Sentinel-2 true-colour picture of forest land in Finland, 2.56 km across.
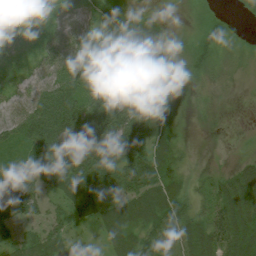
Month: July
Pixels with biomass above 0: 83%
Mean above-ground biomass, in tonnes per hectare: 43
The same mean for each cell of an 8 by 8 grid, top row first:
23 31 47 27 29 6 17 5
21 51 81 26 46 23 35 9
25 51 82 53 58 17 18 4
40 89 84 87 72 24 8 3
38 86 103 105 62 25 0 3
62 44 79 62 91 37 18 48
77 29 35 38 52 49 42 68
33 47 10 32 42 39 60 69
